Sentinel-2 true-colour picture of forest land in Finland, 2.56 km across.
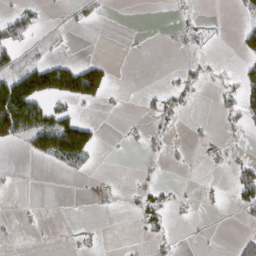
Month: March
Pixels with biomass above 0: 22%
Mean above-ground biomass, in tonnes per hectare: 27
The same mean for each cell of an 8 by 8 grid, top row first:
37 3 15 1 0 5 4 16
45 11 0 0 1 5 8 42
115 159 190 29 0 15 18 45
196 71 19 3 14 26 1 55
28 122 160 1 13 5 11 6
3 0 9 5 6 1 3 46
3 1 0 13 38 15 6 26
4 1 8 0 8 7 3 20
